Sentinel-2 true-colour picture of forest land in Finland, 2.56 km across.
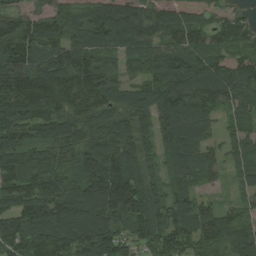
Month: August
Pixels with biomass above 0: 94%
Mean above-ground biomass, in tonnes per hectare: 120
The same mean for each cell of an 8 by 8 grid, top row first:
97 102 111 145 112 137 99 50
138 113 144 108 108 120 108 91
165 153 166 115 105 184 156 139
143 123 129 122 122 162 111 81
96 77 97 134 88 140 95 84
130 110 104 172 117 102 71 55
115 136 153 159 128 130 67 53
154 170 165 138 94 143 129 107
